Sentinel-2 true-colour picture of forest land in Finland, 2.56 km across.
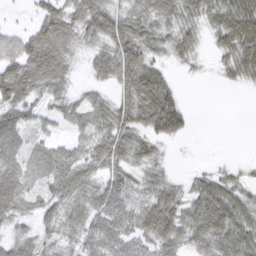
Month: March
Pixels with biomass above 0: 79%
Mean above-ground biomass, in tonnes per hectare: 42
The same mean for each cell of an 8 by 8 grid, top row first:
3 61 56 60 46 43 40 65
54 89 29 58 50 32 12 53
103 74 11 45 79 14 3 22
58 28 40 54 57 70 0 0
50 31 36 65 37 12 0 0
56 39 54 41 30 9 25 17
44 32 44 58 48 52 66 51
34 26 39 60 47 59 64 65
